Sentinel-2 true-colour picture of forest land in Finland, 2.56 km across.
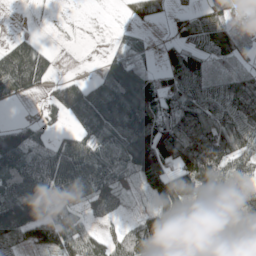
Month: May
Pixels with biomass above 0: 74%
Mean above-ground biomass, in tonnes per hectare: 81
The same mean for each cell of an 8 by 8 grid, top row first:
0 0 0 0 58 28 63 48
84 25 0 24 23 42 68 62
146 56 42 126 104 79 77 69
3 45 127 162 152 88 102 108
119 43 75 108 157 135 128 86
115 134 160 74 93 102 177 67
206 114 70 39 9 137 92 153
79 74 75 47 42 77 118 76
